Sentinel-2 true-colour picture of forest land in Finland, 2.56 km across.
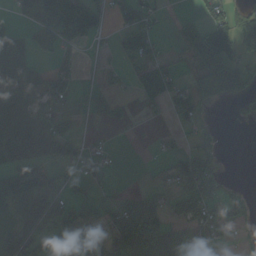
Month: September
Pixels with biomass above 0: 51%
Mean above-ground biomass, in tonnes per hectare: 61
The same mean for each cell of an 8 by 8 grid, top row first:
24 125 143 36 52 12 36 52
57 49 40 17 82 10 109 63
71 64 21 19 83 47 54 45
119 58 22 42 13 41 11 16
202 137 36 9 3 25 36 0
126 98 46 16 2 73 100 1
125 155 39 42 82 56 78 49
134 114 89 57 148 108 51 18
